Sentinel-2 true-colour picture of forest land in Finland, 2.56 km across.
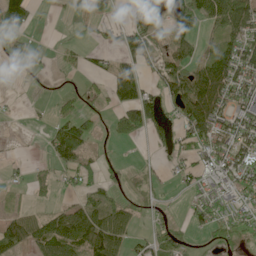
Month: June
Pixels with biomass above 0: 55%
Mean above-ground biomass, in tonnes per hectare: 45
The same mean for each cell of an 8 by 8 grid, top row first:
101 2 16 14 102 61 74 102
13 2 17 17 52 34 27 72
1 3 10 58 46 71 124 63
1 8 57 35 112 42 137 75
1 26 72 20 10 47 66 70
9 20 42 17 10 20 43 72
17 22 69 66 16 4 45 45
62 87 109 98 27 46 17 31
